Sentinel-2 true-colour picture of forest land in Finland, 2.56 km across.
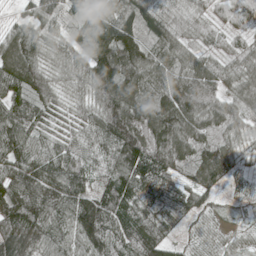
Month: May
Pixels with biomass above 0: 98%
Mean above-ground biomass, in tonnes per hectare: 99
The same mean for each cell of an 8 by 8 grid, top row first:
20 78 57 93 114 82 57 91
116 71 86 153 121 112 48 55
116 94 85 167 128 121 129 103
102 66 65 162 144 179 145 107
100 60 60 112 159 164 104 75
97 87 88 106 114 76 111 44
128 111 132 141 100 102 58 27
100 90 108 115 123 45 62 42
